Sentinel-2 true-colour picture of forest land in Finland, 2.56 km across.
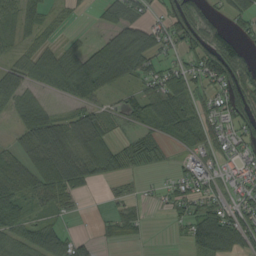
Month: August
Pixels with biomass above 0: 68%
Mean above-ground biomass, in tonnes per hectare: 55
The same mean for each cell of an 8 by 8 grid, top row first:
45 30 9 45 40 70 47 41
24 39 37 103 93 38 89 57
66 55 125 75 50 65 68 94
49 44 60 26 59 110 45 75
38 119 69 63 56 26 45 43
74 103 86 46 14 25 64 43
75 44 9 19 14 33 55 57
61 82 35 19 8 10 102 81
